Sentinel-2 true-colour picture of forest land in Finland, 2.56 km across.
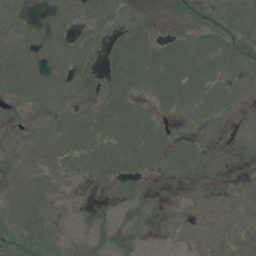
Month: July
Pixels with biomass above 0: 58%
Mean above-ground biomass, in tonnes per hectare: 5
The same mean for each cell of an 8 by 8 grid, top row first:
5 4 6 5 0 5 7 10
10 9 6 4 7 5 7 9
12 11 5 4 7 8 7 4
2 4 5 6 3 4 4 1
4 8 8 7 7 6 2 0
6 8 3 6 4 3 1 0
8 5 4 3 5 3 1 2
14 11 5 9 6 3 2 3
